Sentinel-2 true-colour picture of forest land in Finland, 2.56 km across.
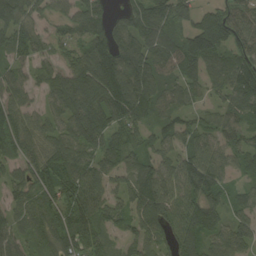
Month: August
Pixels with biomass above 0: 87%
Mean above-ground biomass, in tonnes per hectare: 103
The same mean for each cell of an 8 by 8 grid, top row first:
124 64 105 57 125 117 86 116
87 55 77 135 123 122 167 110
79 81 166 193 149 88 89 152
87 65 145 130 99 76 56 114
107 89 128 93 73 89 95 97
72 136 133 88 114 121 138 44
71 104 143 81 127 118 138 59
78 81 131 44 80 95 86 88
